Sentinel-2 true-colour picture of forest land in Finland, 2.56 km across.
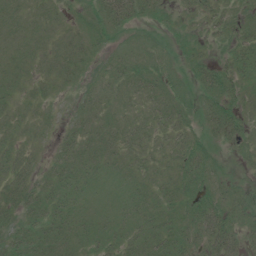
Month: July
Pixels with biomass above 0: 85%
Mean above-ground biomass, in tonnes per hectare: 21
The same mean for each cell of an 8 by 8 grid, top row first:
8 8 14 45 24 13 22 12
10 13 24 18 22 16 11 24
13 16 15 29 33 21 35 34
14 8 21 16 21 26 28 22
18 9 29 21 17 18 16 20
24 19 24 15 13 20 29 6
27 29 19 13 18 19 36 33
27 30 21 18 23 28 33 26
